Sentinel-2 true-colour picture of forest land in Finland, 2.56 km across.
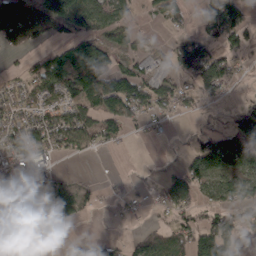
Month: March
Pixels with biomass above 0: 58%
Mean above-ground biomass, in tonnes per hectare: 64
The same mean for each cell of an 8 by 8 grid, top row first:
125 104 117 76 19 60 93 84
30 32 98 68 19 64 83 52
28 99 112 117 82 57 134 18
59 74 75 91 61 40 11 74
87 83 67 33 6 4 111 118
62 66 8 4 7 55 100 109
82 154 63 14 15 63 56 70
7 4 40 31 58 68 125 67
